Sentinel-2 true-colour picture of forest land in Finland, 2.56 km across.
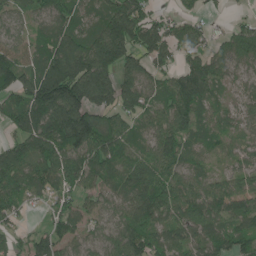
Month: June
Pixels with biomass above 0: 88%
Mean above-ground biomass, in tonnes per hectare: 102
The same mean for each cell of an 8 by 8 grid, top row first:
50 88 65 133 119 46 29 19
74 116 136 212 149 103 75 99
121 209 227 152 111 86 104 43
98 196 222 121 88 117 62 58
90 142 188 138 67 105 59 48
123 107 116 73 108 107 68 76
68 33 69 65 131 119 112 108
38 87 62 81 127 82 93 89
